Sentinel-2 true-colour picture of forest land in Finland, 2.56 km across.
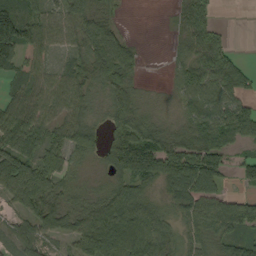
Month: September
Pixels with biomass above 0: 82%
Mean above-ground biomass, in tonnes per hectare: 62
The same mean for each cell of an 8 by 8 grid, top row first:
89 60 66 29 0 23 46 0
91 52 50 89 10 18 68 6
32 57 61 69 16 32 80 56
72 58 53 50 37 30 75 77
92 83 78 76 95 56 92 48
139 87 29 48 94 114 110 36
44 74 52 92 70 50 79 99
60 48 80 112 88 45 53 62
